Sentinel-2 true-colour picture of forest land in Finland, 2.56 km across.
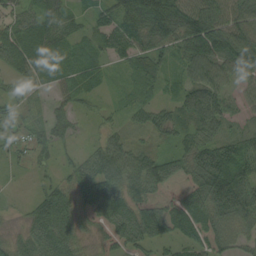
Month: August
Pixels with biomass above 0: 94%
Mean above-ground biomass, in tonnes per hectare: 61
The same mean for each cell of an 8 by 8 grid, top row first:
51 61 21 51 91 96 101 65
91 66 42 48 55 70 119 123
52 44 46 12 41 29 76 35
37 36 33 18 34 51 93 23
30 42 16 56 30 43 74 63
7 18 55 86 113 132 122 97
7 77 61 95 100 124 96 95
35 75 43 66 77 52 74 43
